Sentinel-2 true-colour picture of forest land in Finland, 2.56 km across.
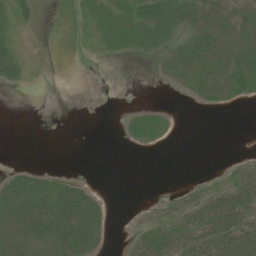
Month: July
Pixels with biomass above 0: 43%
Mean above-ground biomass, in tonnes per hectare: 17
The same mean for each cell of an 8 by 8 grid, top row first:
27 2 10 27 37 40 26 25
21 0 1 15 20 17 32 26
21 0 0 0 0 9 36 46
0 0 0 0 15 2 3 2
0 0 0 0 13 1 0 0
23 19 6 0 0 0 3 25
50 49 58 5 4 17 42 46
38 39 49 3 30 28 48 51
